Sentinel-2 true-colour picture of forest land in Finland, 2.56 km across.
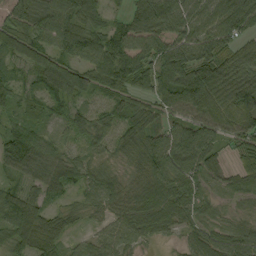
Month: September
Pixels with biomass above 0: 92%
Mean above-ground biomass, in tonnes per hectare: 68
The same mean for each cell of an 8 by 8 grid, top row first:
64 100 99 26 85 96 81 112
68 70 97 91 68 83 85 65
48 81 80 80 80 120 133 103
39 34 40 39 63 65 86 101
104 60 41 39 52 90 81 54
47 86 48 32 63 85 56 45
97 44 29 50 80 87 37 21
76 87 29 61 44 21 67 67
